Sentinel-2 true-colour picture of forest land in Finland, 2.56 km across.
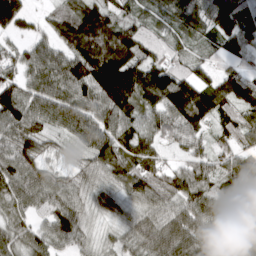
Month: March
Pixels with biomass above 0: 94%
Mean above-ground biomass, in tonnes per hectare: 89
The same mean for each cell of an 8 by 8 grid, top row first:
142 45 124 81 59 93 106 96
46 62 128 149 96 53 39 79
78 107 136 200 128 104 67 87
125 107 120 122 72 110 111 77
101 52 68 118 89 47 49 63
92 63 61 76 103 81 77 110
65 65 69 55 79 94 110 82
78 75 64 45 94 153 104 70
